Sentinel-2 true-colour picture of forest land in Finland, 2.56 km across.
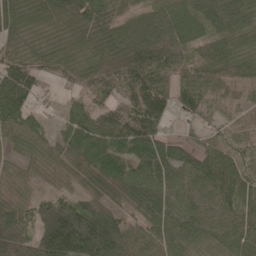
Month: May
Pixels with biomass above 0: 91%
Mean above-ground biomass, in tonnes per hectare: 77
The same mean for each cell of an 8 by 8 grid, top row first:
68 76 103 80 73 78 67 66
41 42 58 96 128 87 57 58
100 28 49 75 121 70 75 58
93 16 52 71 132 51 34 20
46 50 94 89 113 45 35 27
41 44 64 105 86 80 102 72
82 90 117 77 98 72 82 70
124 160 241 162 67 62 51 69
